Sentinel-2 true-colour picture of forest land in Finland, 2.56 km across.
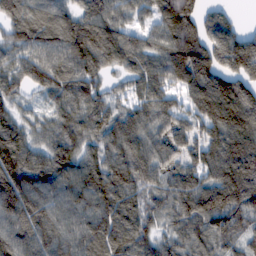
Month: February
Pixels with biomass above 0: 91%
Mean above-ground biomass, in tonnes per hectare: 108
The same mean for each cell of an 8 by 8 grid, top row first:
89 102 100 102 63 147 61 15
87 116 159 131 93 141 140 145
81 117 129 39 107 105 152 116
65 59 104 83 87 76 131 151
127 87 102 96 94 56 100 134
160 124 129 132 91 52 95 167
171 127 122 133 95 74 162 149
138 123 117 130 94 84 96 87
